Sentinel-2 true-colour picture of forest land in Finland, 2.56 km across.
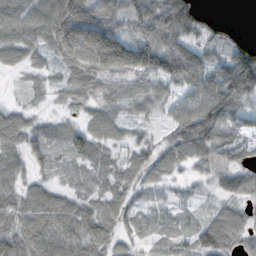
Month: October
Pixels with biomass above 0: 87%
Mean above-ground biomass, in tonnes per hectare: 56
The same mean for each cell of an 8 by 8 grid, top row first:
73 88 97 58 62 65 14 0
64 60 101 112 80 90 40 46
5 15 81 56 54 68 87 154
39 12 32 42 31 52 112 71
54 52 51 36 34 61 94 70
54 33 16 32 44 29 38 31
70 91 59 52 31 29 23 41
96 85 83 51 29 29 74 48
